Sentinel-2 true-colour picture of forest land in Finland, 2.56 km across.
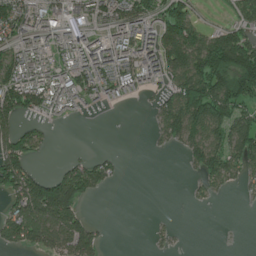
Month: June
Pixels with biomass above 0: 57%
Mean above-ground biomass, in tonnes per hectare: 79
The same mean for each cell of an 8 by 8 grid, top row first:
121 92 60 96 95 149 5 68
82 68 99 120 92 135 156 214
123 88 102 107 70 94 198 198
130 64 29 10 4 167 202 97
120 21 1 0 1 45 126 131
169 74 114 39 0 0 78 54
97 227 84 0 0 0 6 2
78 86 123 2 1 14 0 0
